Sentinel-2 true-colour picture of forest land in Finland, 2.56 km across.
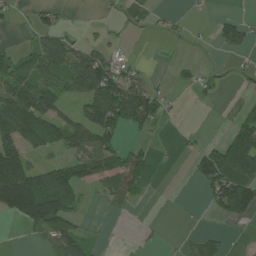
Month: July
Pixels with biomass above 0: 46%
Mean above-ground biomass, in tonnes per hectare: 59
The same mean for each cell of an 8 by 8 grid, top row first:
15 35 0 10 19 15 6 28
22 90 57 27 0 5 9 57
93 82 121 151 46 18 23 17
129 109 64 163 136 10 1 49
99 90 105 75 28 5 32 168
192 105 104 123 76 0 107 167
141 169 33 22 4 2 22 95
0 68 78 1 6 6 52 1
